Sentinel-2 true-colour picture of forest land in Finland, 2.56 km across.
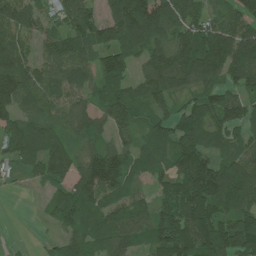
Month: July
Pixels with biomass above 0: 85%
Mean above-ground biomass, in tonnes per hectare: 94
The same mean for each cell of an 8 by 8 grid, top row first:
119 52 107 92 170 109 66 99
112 65 94 106 107 137 133 135
147 82 85 106 91 101 91 83
104 62 71 128 48 77 89 79
124 145 49 68 51 107 90 63
24 92 108 126 53 112 168 129
0 47 94 78 65 143 150 102
2 14 67 74 58 176 157 161
